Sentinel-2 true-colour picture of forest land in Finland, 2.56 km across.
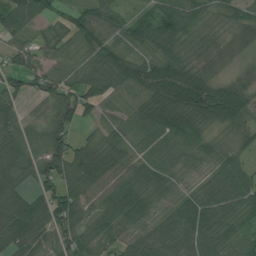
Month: July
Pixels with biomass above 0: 90%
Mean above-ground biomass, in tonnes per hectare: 64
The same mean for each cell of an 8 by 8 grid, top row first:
93 55 60 51 40 98 41 50
47 38 43 79 61 60 70 28
43 49 64 105 133 144 75 28
44 54 54 33 80 119 93 74
76 90 48 54 33 47 45 43
51 75 96 62 57 44 44 58
64 83 61 69 70 64 86 54
77 54 66 55 65 78 72 37
